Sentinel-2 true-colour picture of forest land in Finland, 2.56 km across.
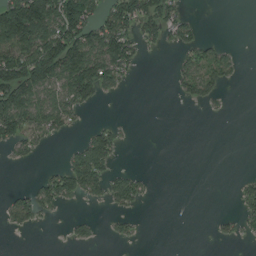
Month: August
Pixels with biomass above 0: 36%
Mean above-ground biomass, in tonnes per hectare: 45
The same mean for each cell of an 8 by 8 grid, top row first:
203 166 155 92 84 47 0 0
136 150 151 129 27 27 44 8
170 126 140 65 1 27 65 11
141 88 32 0 0 0 5 0
49 15 34 60 0 0 0 0
0 34 104 47 17 0 0 10
48 35 5 22 9 0 0 31
0 0 19 12 4 0 3 18
